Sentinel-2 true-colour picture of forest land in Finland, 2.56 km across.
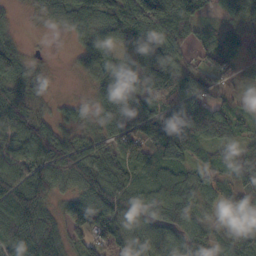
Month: October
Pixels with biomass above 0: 88%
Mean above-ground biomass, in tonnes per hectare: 71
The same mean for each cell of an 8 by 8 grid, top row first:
13 42 86 121 136 118 33 61
59 4 47 70 88 90 64 50
73 20 14 89 99 121 64 36
71 22 32 173 145 97 98 35
67 102 51 73 108 83 57 51
90 84 75 72 47 63 56 70
107 52 87 114 83 82 39 50
81 94 32 56 72 67 61 35
